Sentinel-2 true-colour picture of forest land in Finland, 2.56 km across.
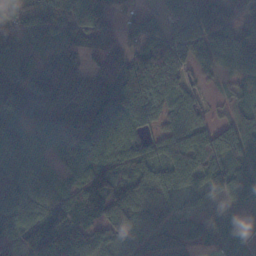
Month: November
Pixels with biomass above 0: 87%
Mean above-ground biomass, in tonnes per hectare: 84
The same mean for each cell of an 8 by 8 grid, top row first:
92 134 118 57 45 73 149 69
87 52 77 66 98 119 107 128
137 124 105 117 142 90 28 51
97 70 94 112 97 80 39 47
86 46 71 97 68 69 55 112
96 44 89 109 79 85 25 80
93 107 126 129 69 30 14 47
99 154 89 62 70 82 63 39
